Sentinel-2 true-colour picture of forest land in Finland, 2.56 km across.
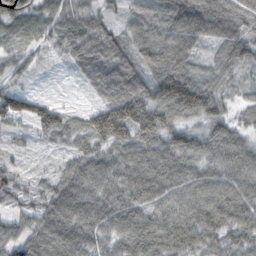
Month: October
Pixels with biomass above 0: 93%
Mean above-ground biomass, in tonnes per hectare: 76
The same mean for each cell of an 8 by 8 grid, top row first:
67 65 73 31 48 102 117 100
40 32 73 59 62 108 47 97
34 3 17 77 82 136 66 38
80 66 32 125 119 108 98 37
15 21 51 99 91 93 94 75
52 24 92 81 113 101 80 93
43 92 114 93 88 91 114 109
87 110 101 63 93 97 80 79
